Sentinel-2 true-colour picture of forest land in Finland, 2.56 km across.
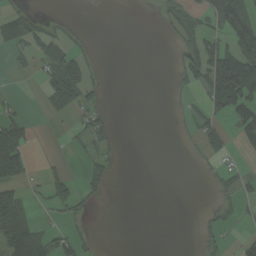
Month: September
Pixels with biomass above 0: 28%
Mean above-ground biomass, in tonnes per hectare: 31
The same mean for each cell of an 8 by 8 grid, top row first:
56 11 0 0 0 44 44 94
56 68 18 0 0 25 76 123
5 44 100 0 0 13 73 183
13 20 37 8 0 4 38 65
109 0 13 25 0 2 37 11
83 30 18 26 0 0 8 27
88 16 26 2 0 0 6 19
119 52 32 0 0 0 23 20
